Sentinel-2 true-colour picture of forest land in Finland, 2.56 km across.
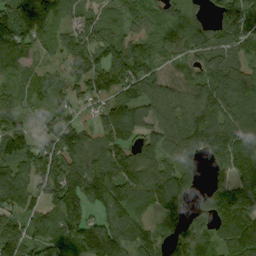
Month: September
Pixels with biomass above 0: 88%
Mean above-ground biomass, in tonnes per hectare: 110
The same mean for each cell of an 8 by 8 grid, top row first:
128 158 54 52 67 80 55 170
104 53 71 110 91 76 128 113
59 62 66 145 140 65 133 139
78 81 40 142 109 113 152 122
123 96 101 98 106 139 138 150
80 150 199 134 125 140 36 132
99 96 126 131 74 100 92 237
157 113 116 164 117 66 86 165
